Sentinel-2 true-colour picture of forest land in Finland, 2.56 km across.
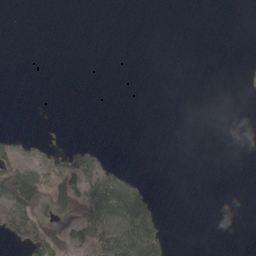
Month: May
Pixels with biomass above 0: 17%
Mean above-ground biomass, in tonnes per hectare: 18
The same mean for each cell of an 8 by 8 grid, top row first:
0 0 0 0 0 0 0 0
0 0 0 0 0 0 0 0
0 0 0 0 0 0 0 2
0 0 0 0 0 0 0 0
21 8 7 0 0 0 0 0
111 58 66 46 2 0 0 0
93 49 79 133 64 0 0 0
29 76 40 112 130 2 0 0
